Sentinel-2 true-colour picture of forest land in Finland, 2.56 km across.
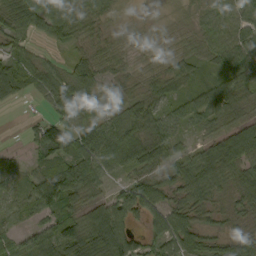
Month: September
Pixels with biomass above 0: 86%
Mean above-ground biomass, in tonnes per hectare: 53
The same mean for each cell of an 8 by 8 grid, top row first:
79 71 58 22 3 12 39 51
45 23 31 34 22 37 51 69
77 57 77 30 33 55 36 61
4 29 72 36 59 45 79 44
5 130 98 93 97 40 26 94
32 74 88 31 52 46 68 60
31 60 57 71 80 55 42 40
30 63 90 97 40 81 40 44
